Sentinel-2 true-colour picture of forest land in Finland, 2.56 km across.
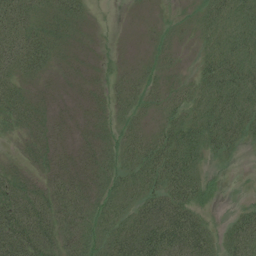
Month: July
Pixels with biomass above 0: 81%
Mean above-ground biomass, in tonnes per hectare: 37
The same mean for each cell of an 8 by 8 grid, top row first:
61 36 29 2 7 5 36 41
62 49 16 4 8 15 25 44
38 18 16 15 24 17 46 57
45 21 16 25 22 33 53 54
8 25 21 24 44 67 50 31
29 27 35 30 54 71 18 1
66 53 46 38 49 82 16 16
85 52 41 55 94 99 55 61
